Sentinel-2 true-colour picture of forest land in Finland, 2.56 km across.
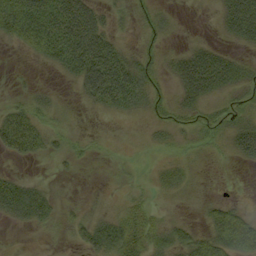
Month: September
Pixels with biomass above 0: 57%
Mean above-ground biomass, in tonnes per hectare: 27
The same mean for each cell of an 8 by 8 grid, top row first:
79 72 80 19 14 8 2 56
12 59 82 44 12 8 28 13
2 1 44 83 40 30 72 29
29 17 3 21 19 26 21 21
47 21 10 3 5 12 13 37
15 2 3 3 4 22 2 0
42 23 8 12 28 4 24 24
1 1 16 47 56 41 52 87
